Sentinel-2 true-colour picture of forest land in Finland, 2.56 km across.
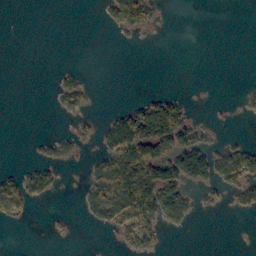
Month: October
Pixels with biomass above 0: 25%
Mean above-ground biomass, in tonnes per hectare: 34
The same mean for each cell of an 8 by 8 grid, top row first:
0 0 0 54 82 0 0 0
0 0 0 1 2 0 0 0
0 1 22 0 0 0 1 1
0 3 44 17 95 100 2 12
0 19 29 90 188 114 35 21
30 57 4 148 157 118 76 74
54 6 15 113 158 96 9 29
0 4 0 10 75 0 0 0
